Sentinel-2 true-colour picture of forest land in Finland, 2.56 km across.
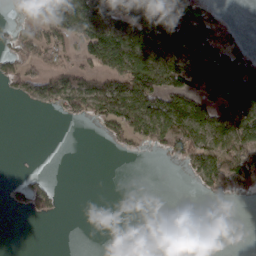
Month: March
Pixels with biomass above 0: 44%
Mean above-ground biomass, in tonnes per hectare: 54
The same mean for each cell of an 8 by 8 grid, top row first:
29 96 118 105 129 149 86 4
42 74 47 121 130 113 103 61
49 64 63 76 118 87 143 188
0 13 72 107 109 127 98 138
0 0 0 21 39 74 87 113
2 12 0 0 0 1 97 103
18 28 0 0 0 0 0 0
0 0 0 0 0 0 0 0
